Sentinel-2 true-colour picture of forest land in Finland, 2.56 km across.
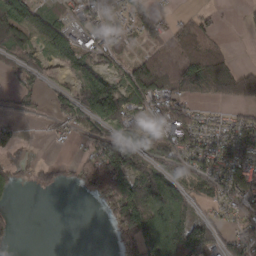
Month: March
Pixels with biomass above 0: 61%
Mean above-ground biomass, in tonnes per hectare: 64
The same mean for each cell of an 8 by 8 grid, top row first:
133 52 45 32 68 20 25 5
92 87 65 51 42 68 64 0
32 20 62 47 131 98 149 108
16 23 79 115 63 82 16 30
34 8 19 84 59 84 46 101
44 31 56 188 120 63 83 91
10 0 0 92 162 132 38 56
21 0 0 27 179 170 123 63
